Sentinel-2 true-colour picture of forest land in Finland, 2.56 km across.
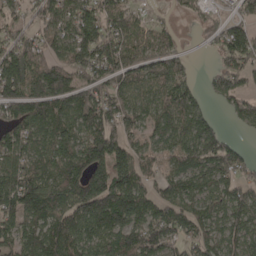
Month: April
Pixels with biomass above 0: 85%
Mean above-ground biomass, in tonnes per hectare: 112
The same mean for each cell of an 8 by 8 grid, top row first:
58 117 116 103 45 26 43 61
114 84 137 124 91 63 26 143
175 168 100 118 93 126 34 107
147 147 144 130 90 143 42 81
120 91 121 156 66 90 136 31
137 112 139 172 95 94 98 91
136 156 161 235 122 118 99 130
107 172 146 125 176 99 118 99
